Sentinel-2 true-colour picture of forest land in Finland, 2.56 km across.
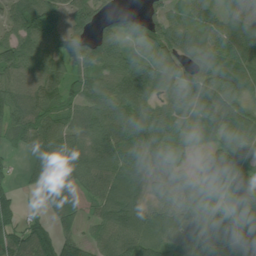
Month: July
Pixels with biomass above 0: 88%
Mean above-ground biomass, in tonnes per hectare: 77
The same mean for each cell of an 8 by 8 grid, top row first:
76 101 69 37 52 52 69 65
99 79 72 84 85 84 71 66
82 93 68 85 109 88 92 90
90 84 72 80 75 74 99 90
39 103 77 82 94 54 47 112
19 100 84 91 78 64 66 65
50 53 53 95 82 86 92 57
73 81 58 101 100 66 95 86
